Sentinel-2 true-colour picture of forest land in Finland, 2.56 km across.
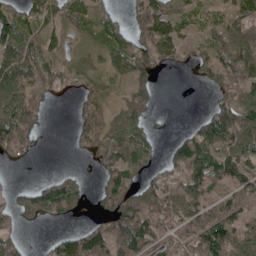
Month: May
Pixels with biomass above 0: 70%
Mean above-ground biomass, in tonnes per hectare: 64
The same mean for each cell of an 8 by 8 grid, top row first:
55 59 61 30 106 46 31 89
86 61 42 74 85 54 73 117
99 64 51 52 49 0 36 75
124 21 43 33 43 1 50 101
125 2 25 65 58 44 112 105
2 28 20 64 53 64 86 91
61 103 26 62 103 80 74 56
50 28 86 103 117 73 135 85
